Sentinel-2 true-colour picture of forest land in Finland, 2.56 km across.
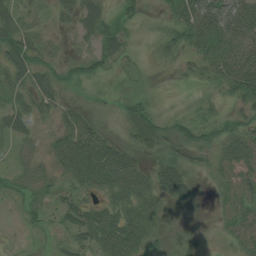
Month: August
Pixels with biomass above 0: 78%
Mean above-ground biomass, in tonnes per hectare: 33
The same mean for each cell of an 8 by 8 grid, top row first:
30 18 42 23 22 39 68 84
44 24 13 31 4 31 49 64
38 29 28 12 9 8 28 70
40 26 28 15 34 9 26 40
17 19 63 33 40 48 47 59
24 23 48 56 37 54 23 47
11 23 41 35 45 22 6 51
4 10 30 54 44 32 15 39
